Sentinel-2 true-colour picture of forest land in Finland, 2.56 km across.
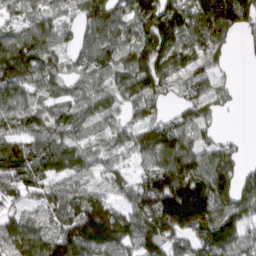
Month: March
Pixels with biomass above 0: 86%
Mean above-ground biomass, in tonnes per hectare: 97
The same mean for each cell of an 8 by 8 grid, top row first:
55 61 59 103 118 130 183 163
130 76 66 109 128 121 120 19
143 77 65 71 126 68 73 8
92 62 71 68 75 42 63 5
110 108 77 56 95 125 66 21
110 113 67 58 77 165 131 85
56 90 136 97 123 249 183 104
103 103 162 158 120 87 138 89
